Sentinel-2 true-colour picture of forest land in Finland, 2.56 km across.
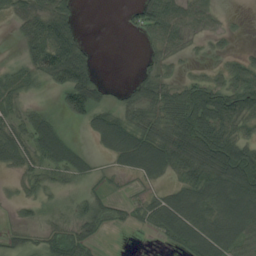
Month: August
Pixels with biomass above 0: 65%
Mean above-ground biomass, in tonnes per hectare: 41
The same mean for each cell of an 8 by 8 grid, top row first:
27 59 12 0 50 55 33 2
5 83 50 0 8 28 8 7
26 34 82 5 33 23 33 57
20 19 61 40 45 70 90 73
50 77 17 73 89 86 92 66
13 28 32 10 43 33 73 107
10 10 26 24 26 78 67 103
14 22 34 1 1 44 89 56
